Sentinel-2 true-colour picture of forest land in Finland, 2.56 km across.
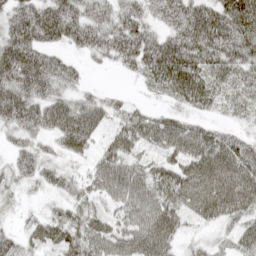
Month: April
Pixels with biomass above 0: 86%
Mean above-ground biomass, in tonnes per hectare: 67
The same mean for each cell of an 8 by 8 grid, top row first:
77 106 98 83 74 93 95 157
106 65 54 83 103 97 103 116
102 94 34 1 37 90 69 47
95 92 92 42 29 30 29 23
42 33 75 55 49 73 68 50
46 46 31 96 64 74 95 86
17 18 47 49 82 71 83 72
43 55 74 75 85 43 15 55
